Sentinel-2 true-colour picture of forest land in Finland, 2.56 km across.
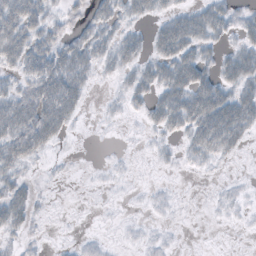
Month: October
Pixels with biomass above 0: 55%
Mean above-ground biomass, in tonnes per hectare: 23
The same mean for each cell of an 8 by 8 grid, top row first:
68 33 17 27 24 30 43 17
59 41 37 32 23 57 23 26
26 61 40 9 34 55 36 43
55 66 19 5 20 50 71 53
53 30 0 1 3 12 48 22
24 3 0 3 0 2 2 2
41 3 0 1 3 3 2 6
12 2 5 2 5 2 0 0
